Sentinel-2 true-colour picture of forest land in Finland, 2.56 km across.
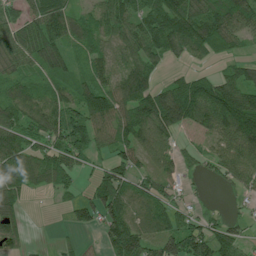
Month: July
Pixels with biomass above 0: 80%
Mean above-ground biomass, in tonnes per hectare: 74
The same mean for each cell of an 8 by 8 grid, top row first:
60 95 49 79 82 118 89 97
84 95 59 60 81 72 70 26
70 58 60 69 93 43 85 92
85 80 98 102 106 156 119 191
102 64 106 71 66 35 27 102
103 98 29 86 48 46 27 59
66 2 57 110 51 68 17 10
64 1 12 99 88 118 118 58
